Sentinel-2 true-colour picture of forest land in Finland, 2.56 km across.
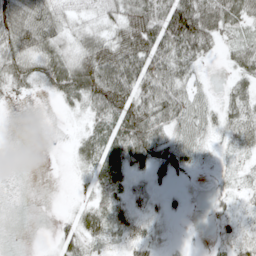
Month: May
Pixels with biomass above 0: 72%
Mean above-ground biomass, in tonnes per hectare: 37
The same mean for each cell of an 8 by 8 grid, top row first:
70 57 21 31 76 129 80 50
60 48 36 50 84 71 34 31
39 43 81 92 82 49 6 29
1 0 18 82 76 51 26 44
0 0 26 50 84 47 14 35
0 0 15 59 21 24 3 14
0 0 29 44 19 9 10 21
0 5 48 25 42 3 6 39
